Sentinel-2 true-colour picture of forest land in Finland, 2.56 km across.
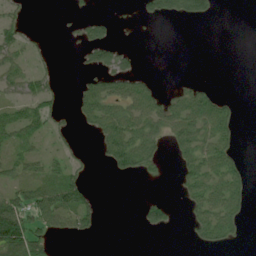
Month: July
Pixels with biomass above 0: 39%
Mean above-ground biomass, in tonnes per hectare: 28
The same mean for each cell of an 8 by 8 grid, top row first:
17 0 8 8 20 51 35 0
45 4 21 48 1 0 0 0
51 25 11 42 21 2 3 0
36 33 32 51 62 54 65 12
36 12 5 57 63 36 57 14
28 38 24 10 13 16 55 37
76 64 67 0 29 8 58 41
119 27 11 0 0 0 31 9
